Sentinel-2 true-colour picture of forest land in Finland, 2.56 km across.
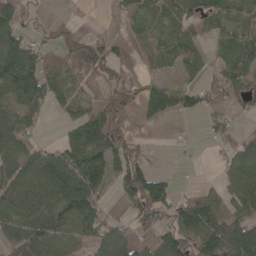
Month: May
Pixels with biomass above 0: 68%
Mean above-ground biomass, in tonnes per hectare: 62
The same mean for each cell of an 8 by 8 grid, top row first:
44 7 2 10 54 71 75 82
91 45 74 30 26 62 42 103
138 84 59 53 27 22 42 78
67 34 61 70 43 54 52 36
81 22 96 102 14 7 16 29
60 92 115 63 99 11 2 81
98 91 138 16 91 69 82 60
88 102 75 76 34 86 98 118
